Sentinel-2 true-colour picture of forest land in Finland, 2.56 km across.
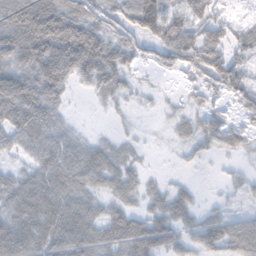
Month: November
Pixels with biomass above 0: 77%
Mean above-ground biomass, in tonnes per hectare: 57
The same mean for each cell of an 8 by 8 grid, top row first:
85 93 74 55 105 43 86 12
86 121 131 89 48 98 94 45
103 110 50 68 6 10 63 63
112 82 2 16 7 15 28 30
50 75 41 22 10 18 30 22
40 85 82 55 27 6 2 17
65 83 70 42 31 51 17 13
88 85 91 81 97 51 71 103
